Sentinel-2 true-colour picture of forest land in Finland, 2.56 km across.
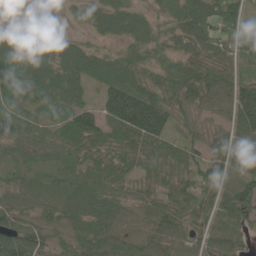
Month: June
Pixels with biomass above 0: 93%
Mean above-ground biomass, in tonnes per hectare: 69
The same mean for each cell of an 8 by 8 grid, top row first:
34 21 25 71 44 55 95 93
93 82 58 29 62 52 58 65
101 91 67 85 61 75 74 55
68 41 86 100 157 62 41 88
58 61 79 71 87 54 54 88
42 40 79 79 51 78 79 86
72 52 87 83 51 90 77 107
110 58 82 84 61 43 54 50
